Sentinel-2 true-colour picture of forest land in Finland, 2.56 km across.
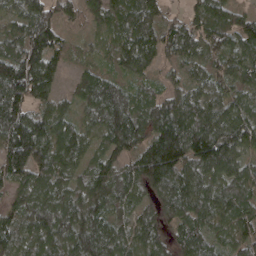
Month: April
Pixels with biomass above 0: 95%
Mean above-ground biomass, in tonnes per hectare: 110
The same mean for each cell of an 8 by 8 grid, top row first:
88 119 83 97 144 44 124 75
105 142 34 67 138 105 107 113
194 122 66 82 49 37 79 82
144 97 58 157 98 113 118 95
177 144 98 119 119 192 207 128
108 119 74 112 151 143 105 120
88 148 132 88 67 136 127 116
101 121 141 126 106 74 90 92
